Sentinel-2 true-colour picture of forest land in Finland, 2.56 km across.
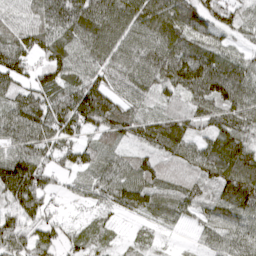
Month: April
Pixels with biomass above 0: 90%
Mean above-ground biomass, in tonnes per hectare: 87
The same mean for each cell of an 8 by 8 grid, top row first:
58 98 116 108 126 131 107 66
110 92 84 95 96 120 93 43
90 89 92 82 90 117 146 108
106 118 154 132 62 66 99 114
89 86 73 58 72 107 80 105
167 77 56 82 77 48 81 142
80 66 18 59 76 83 65 112
85 67 48 33 31 10 45 76
